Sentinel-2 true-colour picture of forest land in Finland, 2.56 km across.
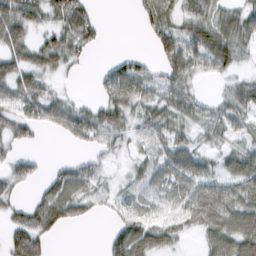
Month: February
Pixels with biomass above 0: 71%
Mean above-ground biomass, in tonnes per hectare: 40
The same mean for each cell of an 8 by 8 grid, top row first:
70 41 57 0 21 27 46 45
56 54 39 0 4 65 73 41
59 24 4 50 49 54 12 26
39 48 45 58 41 43 33 42
29 1 27 34 32 49 21 25
41 23 57 14 40 59 46 61
30 62 39 21 39 48 90 68
65 28 0 39 55 23 38 74
